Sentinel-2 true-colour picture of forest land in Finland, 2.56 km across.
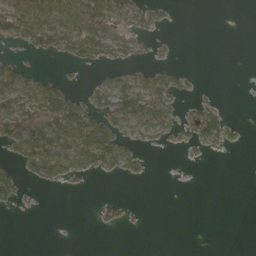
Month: April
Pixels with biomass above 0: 35%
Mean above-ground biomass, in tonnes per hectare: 28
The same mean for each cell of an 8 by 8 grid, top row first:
85 80 96 88 35 4 0 0
15 41 68 64 17 4 0 0
61 31 4 33 32 29 0 0
70 92 80 79 63 23 49 0
55 95 93 88 20 10 35 7
28 49 24 20 10 0 0 0
9 0 0 22 3 0 0 0
0 0 0 0 0 0 0 0
